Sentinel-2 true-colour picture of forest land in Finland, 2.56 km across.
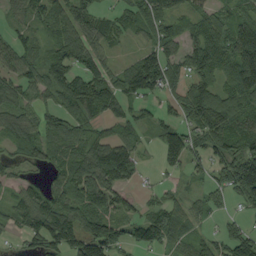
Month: September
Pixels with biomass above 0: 80%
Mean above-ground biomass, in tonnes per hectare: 64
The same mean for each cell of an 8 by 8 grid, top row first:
48 73 85 38 65 60 57 67
67 51 104 37 50 66 117 141
71 72 82 67 107 47 78 115
82 50 77 54 32 39 119 87
58 49 61 82 34 84 50 65
24 28 76 76 9 20 31 102
58 91 76 75 30 48 38 23
14 93 111 90 46 44 41 76
